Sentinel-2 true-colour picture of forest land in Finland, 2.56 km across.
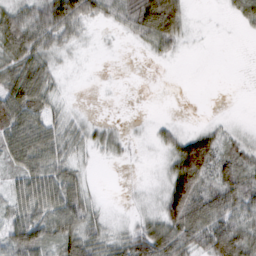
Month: February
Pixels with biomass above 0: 67%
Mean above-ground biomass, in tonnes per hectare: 40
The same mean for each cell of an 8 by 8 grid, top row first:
60 103 94 37 88 83 1 29
73 55 12 1 17 20 1 0
80 52 3 0 0 0 0 0
93 44 8 1 2 1 2 1
75 64 30 21 7 49 72 20
40 61 27 0 6 90 62 52
41 61 59 8 14 89 63 49
60 51 67 40 74 74 71 80
